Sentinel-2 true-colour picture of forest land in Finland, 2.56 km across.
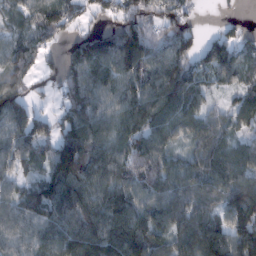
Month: February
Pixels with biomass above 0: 88%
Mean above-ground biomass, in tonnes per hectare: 91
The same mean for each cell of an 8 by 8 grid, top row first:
52 96 46 46 89 77 1 9
77 44 93 134 134 111 65 64
81 30 111 94 94 114 50 52
96 37 117 81 121 110 59 70
89 74 161 100 99 57 92 67
51 97 174 99 95 93 94 104
80 121 137 130 96 98 75 174
69 99 161 153 136 86 129 106
